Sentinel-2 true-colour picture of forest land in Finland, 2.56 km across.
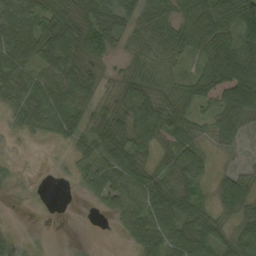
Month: September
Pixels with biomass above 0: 79%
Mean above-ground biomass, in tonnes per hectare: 51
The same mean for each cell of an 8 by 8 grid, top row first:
77 71 79 80 71 64 102 116
59 74 75 50 54 66 80 92
58 56 60 21 62 36 72 111
31 71 53 34 64 54 34 89
2 8 19 55 40 71 26 25
6 6 30 66 47 59 37 49
0 9 1 39 55 73 37 81
18 2 0 2 60 67 68 87
